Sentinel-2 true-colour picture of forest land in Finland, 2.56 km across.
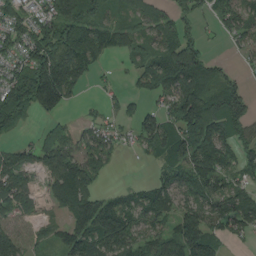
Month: August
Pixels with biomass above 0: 72%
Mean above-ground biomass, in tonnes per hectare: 90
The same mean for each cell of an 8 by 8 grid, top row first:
90 113 156 40 61 70 48 100
76 166 153 71 50 146 34 32
122 244 119 14 65 164 107 35
140 81 10 29 68 125 157 122
37 72 75 61 73 136 136 88
120 86 157 15 4 91 111 55
66 31 131 110 94 83 93 110
91 39 124 149 73 114 124 34
